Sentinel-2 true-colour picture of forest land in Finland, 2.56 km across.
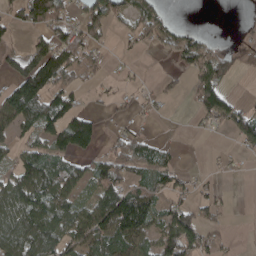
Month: April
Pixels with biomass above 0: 56%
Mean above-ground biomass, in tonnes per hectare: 65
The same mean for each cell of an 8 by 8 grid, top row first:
52 152 54 79 72 8 0 1
32 88 91 15 22 57 50 28
105 134 42 14 10 15 93 10
147 125 65 15 17 0 90 60
50 78 97 38 62 11 2 50
88 117 69 99 66 51 17 8
118 112 67 195 157 72 49 0
111 120 104 132 81 127 57 3
